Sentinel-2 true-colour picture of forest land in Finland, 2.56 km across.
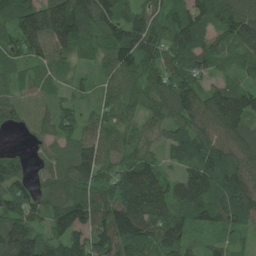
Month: July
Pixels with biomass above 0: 92%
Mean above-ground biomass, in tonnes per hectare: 102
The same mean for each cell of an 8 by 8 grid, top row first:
116 181 155 115 90 71 93 138
102 120 74 123 122 111 94 86
50 56 32 76 98 134 64 54
94 69 56 65 73 114 137 142
10 64 112 92 64 90 115 135
97 82 138 83 123 55 125 134
121 96 157 144 149 96 111 122
209 100 107 179 122 117 36 29
